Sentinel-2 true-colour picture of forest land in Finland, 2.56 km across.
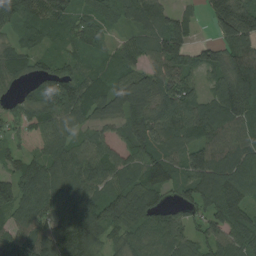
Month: August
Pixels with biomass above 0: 91%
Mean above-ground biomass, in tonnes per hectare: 95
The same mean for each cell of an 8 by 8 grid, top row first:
114 117 68 66 99 72 66 171
66 53 59 46 78 137 56 128
55 91 99 79 95 133 49 130
62 104 99 81 109 111 99 120
71 100 73 62 94 88 106 103
83 123 122 84 89 67 153 127
105 111 127 116 122 69 97 130
90 112 156 59 75 98 81 104
